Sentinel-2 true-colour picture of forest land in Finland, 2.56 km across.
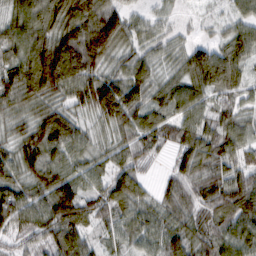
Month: February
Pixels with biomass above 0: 93%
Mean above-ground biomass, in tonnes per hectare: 72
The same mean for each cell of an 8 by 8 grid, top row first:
71 106 131 104 33 20 13 48
81 126 145 102 40 31 58 74
96 143 114 80 72 60 108 66
58 74 51 112 83 71 58 55
62 102 68 47 63 61 73 63
69 81 67 67 28 46 65 65
96 91 98 62 55 57 65 98
36 66 83 35 54 78 60 81
